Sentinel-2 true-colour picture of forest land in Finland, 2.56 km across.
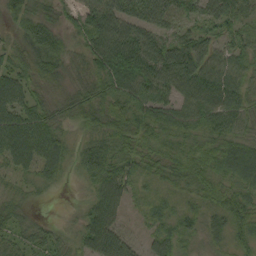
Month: September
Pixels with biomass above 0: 93%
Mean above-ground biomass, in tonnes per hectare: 55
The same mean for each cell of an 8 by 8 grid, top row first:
52 43 48 93 66 43 52 45
38 83 36 107 101 77 42 48
59 49 41 77 92 87 79 52
76 54 60 64 62 60 71 66
107 86 30 58 43 40 51 58
34 38 26 74 39 41 53 51
44 2 18 72 21 28 38 60
46 43 46 86 27 54 28 40
